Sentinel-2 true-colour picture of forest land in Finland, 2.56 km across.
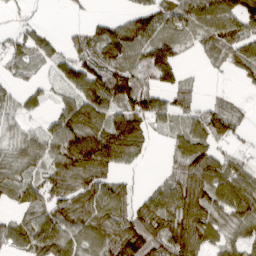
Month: March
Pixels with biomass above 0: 76%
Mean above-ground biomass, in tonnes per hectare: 68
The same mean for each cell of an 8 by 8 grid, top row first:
14 3 6 31 85 79 105 100
53 44 64 116 88 50 48 69
27 23 100 112 66 64 5 23
40 30 103 76 119 52 68 34
35 70 139 136 54 43 90 16
53 65 105 64 9 54 112 74
41 67 86 90 70 101 99 91
57 102 64 88 133 105 76 53
